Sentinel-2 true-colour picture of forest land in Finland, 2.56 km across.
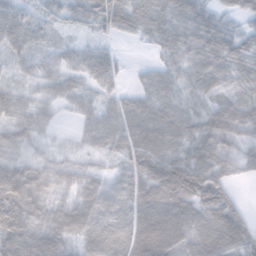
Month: November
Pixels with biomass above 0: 90%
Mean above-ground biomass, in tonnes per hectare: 50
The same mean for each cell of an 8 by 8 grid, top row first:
54 24 32 64 54 55 42 31
43 18 24 13 8 47 55 46
16 30 28 33 0 18 46 38
43 22 29 51 57 53 59 60
49 14 15 47 64 53 69 39
76 52 45 40 90 122 76 17
89 65 66 55 86 110 81 33
86 85 34 29 91 70 87 81
